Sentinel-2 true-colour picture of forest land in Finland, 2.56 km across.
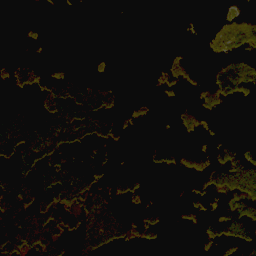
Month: September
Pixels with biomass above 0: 33%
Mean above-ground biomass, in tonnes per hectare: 30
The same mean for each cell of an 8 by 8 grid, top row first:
0 0 0 0 0 0 1 12
0 1 0 0 0 1 7 25
21 21 26 7 0 14 17 65
39 39 85 35 3 9 12 0
85 86 45 34 12 26 8 23
52 63 101 26 17 5 32 72
113 69 66 48 13 4 15 90
116 90 42 49 17 0 30 63
